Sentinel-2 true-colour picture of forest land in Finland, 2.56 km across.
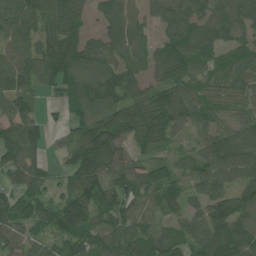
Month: June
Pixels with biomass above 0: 88%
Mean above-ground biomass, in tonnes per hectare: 87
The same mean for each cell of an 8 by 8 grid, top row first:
108 99 63 71 56 86 75 80
99 81 92 76 60 107 73 56
104 77 112 96 66 90 59 73
96 19 95 121 134 132 65 59
133 37 119 131 79 37 85 125
75 41 124 90 90 59 83 75
95 61 169 114 47 58 101 102
94 57 100 96 86 84 134 114
